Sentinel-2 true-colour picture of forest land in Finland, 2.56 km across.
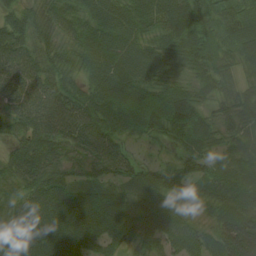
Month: August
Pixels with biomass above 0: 95%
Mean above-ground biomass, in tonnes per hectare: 64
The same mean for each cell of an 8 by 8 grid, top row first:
48 52 62 73 65 80 78 77
84 46 56 68 61 66 80 66
85 74 45 90 78 49 58 47
72 103 92 75 82 87 43 80
48 68 65 60 21 42 51 49
43 67 44 47 39 64 54 56
50 79 83 87 51 55 33 66
84 85 79 59 45 48 56 100
